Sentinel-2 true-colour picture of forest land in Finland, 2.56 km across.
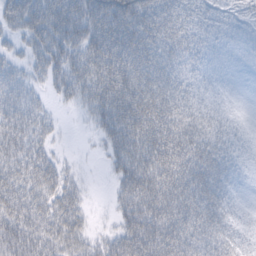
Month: February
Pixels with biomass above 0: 89%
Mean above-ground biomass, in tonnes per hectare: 49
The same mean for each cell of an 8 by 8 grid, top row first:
53 75 76 73 65 47 31 27
19 62 62 73 67 53 27 27
44 39 61 76 63 48 29 20
60 20 16 69 71 65 42 26
58 28 1 41 63 68 53 31
46 46 15 21 73 69 60 28
62 49 34 16 72 70 64 26
80 58 37 40 79 71 60 35
